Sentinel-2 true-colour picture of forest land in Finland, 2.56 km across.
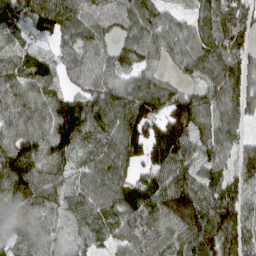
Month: March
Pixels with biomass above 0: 94%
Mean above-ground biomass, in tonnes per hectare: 98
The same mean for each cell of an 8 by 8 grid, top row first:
82 93 100 90 86 55 78 98
45 42 100 70 100 92 93 95
93 89 67 74 77 49 73 106
105 128 139 146 144 152 99 85
117 128 88 101 169 182 90 54
152 88 64 116 68 130 76 92
96 83 90 95 126 179 124 126
72 65 43 60 116 91 126 119
